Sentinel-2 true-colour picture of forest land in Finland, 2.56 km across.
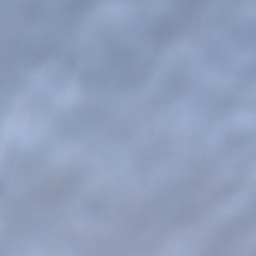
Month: December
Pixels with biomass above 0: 85%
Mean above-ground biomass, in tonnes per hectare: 100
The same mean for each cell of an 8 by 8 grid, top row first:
89 73 74 138 98 73 68 121
77 66 139 95 60 103 64 107
19 48 90 139 86 111 71 87
112 190 162 125 111 67 112 68
117 160 105 90 83 103 94 92
123 78 81 110 113 106 147 137
134 38 41 105 129 142 153 148
119 34 67 130 81 97 92 130
